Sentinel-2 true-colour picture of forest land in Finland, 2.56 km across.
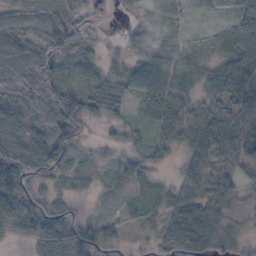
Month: October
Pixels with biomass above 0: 90%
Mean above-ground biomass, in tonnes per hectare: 47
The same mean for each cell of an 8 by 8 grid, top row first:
71 62 38 7 31 20 16 49
72 70 48 7 50 26 25 67
85 74 30 40 61 49 39 66
78 71 60 37 28 68 51 74
70 99 29 17 25 49 57 58
91 49 24 19 29 18 54 37
87 47 18 10 35 52 60 24
25 79 68 34 18 59 62 32
